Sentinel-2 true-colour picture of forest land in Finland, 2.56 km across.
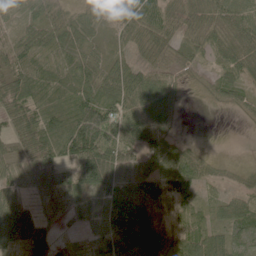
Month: June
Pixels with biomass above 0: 88%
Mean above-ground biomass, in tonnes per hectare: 56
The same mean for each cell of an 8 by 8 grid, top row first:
31 45 48 49 69 56 65 77
48 56 64 37 48 52 60 83
73 64 74 67 65 34 22 48
73 75 90 76 69 42 4 18
63 75 47 104 69 35 3 1
63 63 96 87 59 56 28 19
55 34 43 72 61 30 31 59
48 66 25 103 115 81 84 61
